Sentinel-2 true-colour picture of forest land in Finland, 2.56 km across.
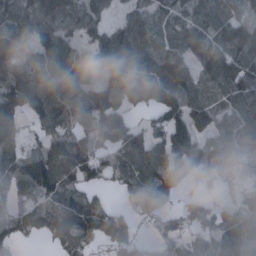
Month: January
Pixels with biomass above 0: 81%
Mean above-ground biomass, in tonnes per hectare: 93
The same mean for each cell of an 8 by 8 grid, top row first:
92 94 73 31 54 65 96 72
100 91 55 125 85 64 85 100
128 95 85 137 113 161 60 114
109 121 89 131 58 137 99 88
101 72 99 90 124 177 102 73
111 162 106 58 103 128 109 66
74 87 135 50 87 36 75 65
99 48 99 94 24 71 86 104
